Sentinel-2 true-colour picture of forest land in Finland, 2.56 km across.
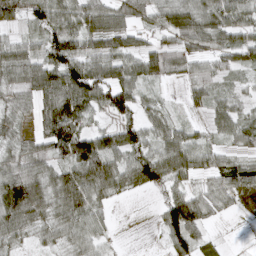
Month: April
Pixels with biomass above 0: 81%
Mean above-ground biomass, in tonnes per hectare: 60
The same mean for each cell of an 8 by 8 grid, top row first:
58 70 71 75 53 74 67 62
52 70 67 69 47 52 54 66
63 96 121 86 60 24 51 21
51 88 85 62 39 16 35 36
50 80 100 77 65 79 32 38
97 59 87 90 80 62 45 76
125 66 91 21 0 109 57 41
46 33 50 17 0 73 28 1
